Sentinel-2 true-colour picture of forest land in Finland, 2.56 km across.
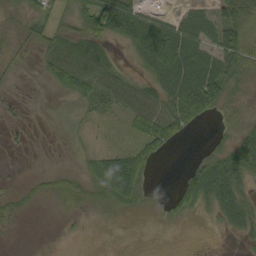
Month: September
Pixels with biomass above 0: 60%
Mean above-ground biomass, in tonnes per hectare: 28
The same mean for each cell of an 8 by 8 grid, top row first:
21 30 38 92 39 21 31 56
17 38 54 21 55 70 39 64
8 28 57 39 29 67 79 29
7 4 15 19 44 72 43 11
5 1 7 9 41 21 11 37
3 16 24 83 34 5 63 49
15 4 19 20 13 25 19 45
1 0 2 0 0 0 0 9
